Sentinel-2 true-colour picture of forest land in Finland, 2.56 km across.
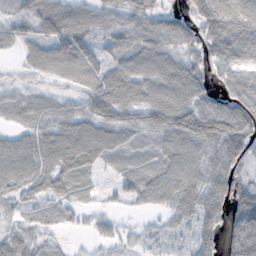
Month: November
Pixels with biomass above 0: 84%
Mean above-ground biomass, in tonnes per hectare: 52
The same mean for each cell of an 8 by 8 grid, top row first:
23 37 51 31 55 43 84 98
24 45 34 18 59 49 63 72
11 24 50 72 72 89 50 51
31 34 50 80 61 102 92 93
52 64 85 61 29 64 64 100
69 64 46 16 49 72 66 55
27 26 26 13 20 50 76 89
53 12 4 28 24 25 67 110
